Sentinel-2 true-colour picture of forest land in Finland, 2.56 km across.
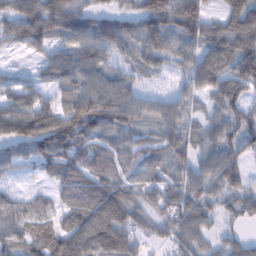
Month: February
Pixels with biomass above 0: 86%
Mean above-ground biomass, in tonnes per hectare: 68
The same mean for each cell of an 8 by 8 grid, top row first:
78 96 78 63 96 112 57 97
34 49 88 88 80 57 77 94
27 41 76 69 27 23 73 103
82 67 107 112 67 58 37 78
75 108 94 73 62 64 66 67
19 42 81 80 59 50 68 56
62 37 81 86 62 79 64 62
65 82 91 72 36 60 41 43
